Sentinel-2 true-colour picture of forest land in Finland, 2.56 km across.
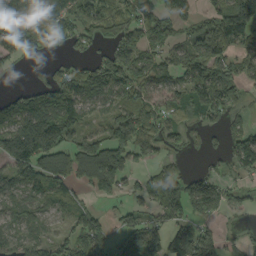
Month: September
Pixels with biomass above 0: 74%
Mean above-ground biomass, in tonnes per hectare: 92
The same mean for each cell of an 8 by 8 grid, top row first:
171 134 114 102 62 94 67 212
128 49 39 79 92 70 115 85
2 63 102 119 103 84 147 87
106 139 113 75 100 73 99 48
188 199 108 161 105 45 20 119
101 118 95 177 40 70 37 48
73 56 51 22 53 119 84 29
73 55 114 92 79 117 112 39
